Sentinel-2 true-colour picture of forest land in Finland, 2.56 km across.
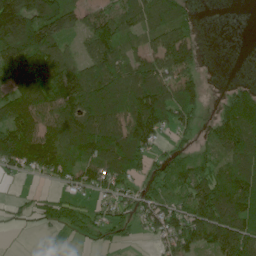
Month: June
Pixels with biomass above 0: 73%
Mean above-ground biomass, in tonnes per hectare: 88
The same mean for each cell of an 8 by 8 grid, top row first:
220 179 70 88 104 82 0 0
175 145 40 112 65 149 4 0
112 152 138 120 162 103 15 10
122 99 138 142 181 100 22 129
172 131 105 124 97 26 51 125
29 52 77 86 49 97 88 113
14 34 36 45 70 81 153 139
0 28 16 33 18 96 103 146
